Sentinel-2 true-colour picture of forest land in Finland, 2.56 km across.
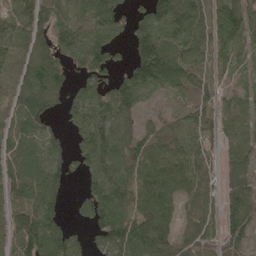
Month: May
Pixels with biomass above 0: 81%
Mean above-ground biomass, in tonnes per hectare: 78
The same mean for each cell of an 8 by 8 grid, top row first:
70 105 61 127 69 114 62 73
43 77 99 71 111 90 52 49
65 121 57 65 117 83 27 26
76 85 92 111 44 29 47 40
85 66 64 111 86 71 50 52
103 109 44 91 93 118 46 59
90 107 49 127 120 66 56 91
92 123 31 106 138 79 55 58
